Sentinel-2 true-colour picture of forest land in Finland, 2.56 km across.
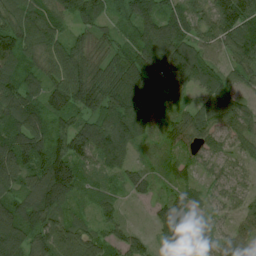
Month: July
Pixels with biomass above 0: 93%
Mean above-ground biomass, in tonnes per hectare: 80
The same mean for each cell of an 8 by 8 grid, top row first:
100 96 80 41 87 89 89 146
115 88 70 57 105 104 83 96
91 75 116 89 111 81 77 44
116 90 78 102 90 55 71 78
136 121 129 103 32 63 54 45
108 156 94 41 44 48 29 35
103 105 34 49 8 67 35 39
121 110 110 61 33 64 48 63
